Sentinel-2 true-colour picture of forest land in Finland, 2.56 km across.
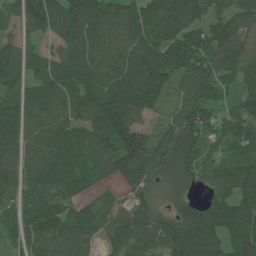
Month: June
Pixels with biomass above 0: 85%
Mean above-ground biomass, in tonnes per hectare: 94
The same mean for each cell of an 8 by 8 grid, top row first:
44 133 107 76 89 147 91 34
31 28 153 92 121 108 99 41
69 85 161 138 158 102 141 65
88 82 90 150 88 86 82 73
117 93 70 118 134 145 60 74
83 97 73 82 116 98 47 121
56 94 59 63 80 70 111 91
50 100 103 60 99 162 141 102
